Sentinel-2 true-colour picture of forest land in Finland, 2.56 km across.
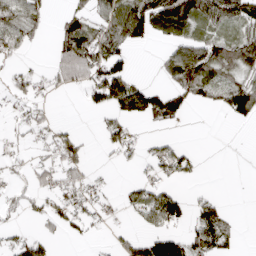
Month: April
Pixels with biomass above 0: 45%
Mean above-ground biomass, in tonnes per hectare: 37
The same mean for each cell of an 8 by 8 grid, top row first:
70 20 37 63 99 101 64 74
44 9 98 61 16 44 58 68
31 24 47 107 14 48 50 41
19 13 5 50 84 48 5 76
19 25 33 31 16 22 0 0
16 33 29 3 15 29 0 0
23 29 39 11 62 68 40 1
30 23 10 12 55 53 63 14
